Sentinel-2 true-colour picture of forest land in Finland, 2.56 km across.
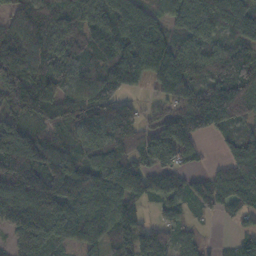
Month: November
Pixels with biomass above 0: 87%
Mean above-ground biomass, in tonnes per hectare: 118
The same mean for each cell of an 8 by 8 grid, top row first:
81 95 114 139 118 108 129 136
135 121 87 136 243 135 73 94
133 150 95 140 108 232 94 157
89 114 98 119 51 122 247 137
174 111 87 142 52 133 15 109
195 182 178 173 75 57 55 159
164 199 162 148 57 62 56 97
67 112 114 104 117 62 18 69
